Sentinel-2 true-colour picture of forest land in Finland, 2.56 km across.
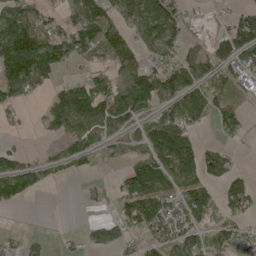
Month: May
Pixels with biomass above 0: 61%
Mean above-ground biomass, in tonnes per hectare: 72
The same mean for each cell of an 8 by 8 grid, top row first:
128 54 107 76 97 76 16 53
216 160 108 83 64 66 54 108
155 58 44 70 108 93 97 53
27 58 163 123 59 80 67 46
11 13 62 48 80 187 24 17
108 42 32 14 181 133 82 40
19 2 6 24 129 76 98 64
24 16 20 45 46 94 81 44
